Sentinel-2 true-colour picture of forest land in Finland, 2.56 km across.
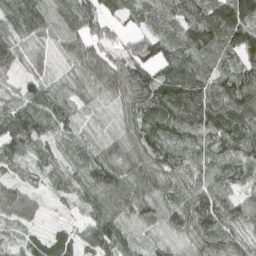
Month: April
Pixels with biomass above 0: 94%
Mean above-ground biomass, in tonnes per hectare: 77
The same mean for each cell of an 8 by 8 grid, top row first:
84 96 109 36 51 86 103 139
55 40 78 48 68 94 109 137
40 61 56 94 102 121 91 94
80 101 63 47 93 129 129 117
78 58 73 60 80 98 91 113
29 24 58 82 74 78 82 58
68 15 27 91 84 84 101 72
32 69 55 107 60 57 83 64
